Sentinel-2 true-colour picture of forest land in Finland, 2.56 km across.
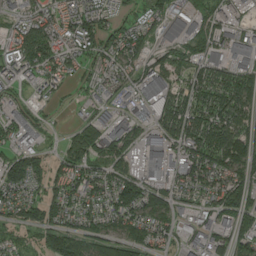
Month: August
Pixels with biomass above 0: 83%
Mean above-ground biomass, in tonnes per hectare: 83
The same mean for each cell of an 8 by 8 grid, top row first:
55 78 114 74 45 72 76 45
88 119 102 78 54 67 79 86
82 68 40 72 79 55 98 96
64 22 26 46 60 117 124 115
70 24 164 122 112 86 128 133
110 93 91 88 86 67 103 90
77 100 77 97 108 66 63 109
44 98 122 92 92 53 78 77
